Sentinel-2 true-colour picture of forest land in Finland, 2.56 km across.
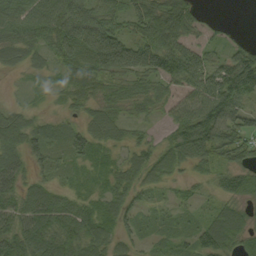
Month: September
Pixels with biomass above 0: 87%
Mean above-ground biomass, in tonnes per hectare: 56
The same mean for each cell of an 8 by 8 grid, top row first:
73 88 97 58 62 65 14 0
64 60 101 112 80 90 40 46
5 15 81 56 54 68 87 154
39 12 32 42 31 52 112 71
54 52 51 36 34 61 94 70
54 33 16 32 44 29 38 31
70 91 59 52 31 29 23 41
96 85 83 51 29 29 74 48
